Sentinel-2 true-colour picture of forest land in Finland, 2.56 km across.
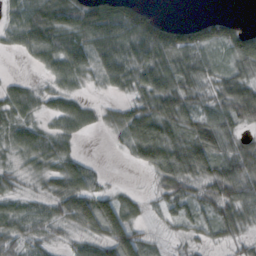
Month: October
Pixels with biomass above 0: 80%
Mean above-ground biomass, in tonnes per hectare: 47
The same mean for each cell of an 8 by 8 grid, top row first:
46 81 67 72 55 2 21 8
25 67 70 78 70 71 53 67
16 27 37 56 61 64 42 62
53 28 42 25 72 72 49 70
43 47 12 8 103 70 76 34
30 42 63 4 7 71 57 72
38 37 72 65 22 39 40 59
44 32 31 69 41 18 24 29
